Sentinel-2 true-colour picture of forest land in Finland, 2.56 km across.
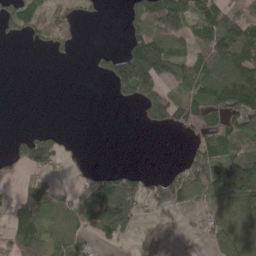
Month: May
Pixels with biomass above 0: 54%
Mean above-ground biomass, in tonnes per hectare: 75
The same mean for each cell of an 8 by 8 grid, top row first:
111 77 40 0 108 135 96 91
1 49 18 13 176 80 114 151
0 0 0 99 197 110 180 207
0 0 0 0 77 95 94 133
36 98 2 0 0 0 90 85
28 60 23 84 54 65 136 176
86 116 72 212 51 77 51 110
123 100 82 77 58 25 51 98
